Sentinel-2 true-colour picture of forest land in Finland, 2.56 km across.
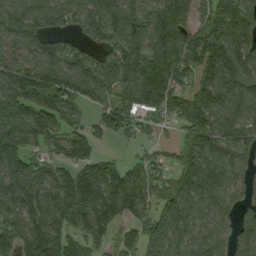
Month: September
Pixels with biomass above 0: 87%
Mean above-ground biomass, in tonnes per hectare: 134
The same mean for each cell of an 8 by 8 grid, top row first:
125 131 133 151 97 176 147 169
93 97 81 119 144 190 224 158
167 190 160 135 191 150 152 145
187 173 68 110 106 121 190 119
188 115 111 37 56 81 173 150
184 142 143 141 112 139 179 82
114 144 185 135 85 166 105 80
136 156 101 60 129 123 112 88
